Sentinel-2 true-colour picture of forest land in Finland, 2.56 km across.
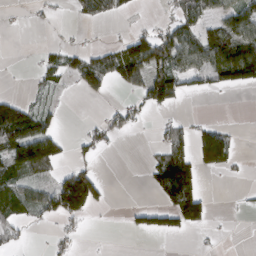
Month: March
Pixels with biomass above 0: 38%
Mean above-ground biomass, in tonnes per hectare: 45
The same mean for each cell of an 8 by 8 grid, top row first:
6 12 26 28 5 47 51 88
0 17 22 31 115 114 112 122
1 27 50 55 78 93 57 95
123 33 0 31 29 13 1 0
114 109 17 16 3 64 143 12
56 35 125 0 13 147 15 6
54 70 134 8 43 108 43 2
26 10 12 0 2 7 6 0
